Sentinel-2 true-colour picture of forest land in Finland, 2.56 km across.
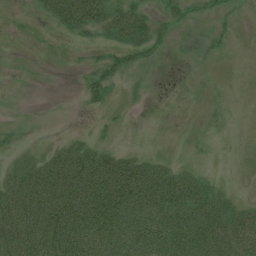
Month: July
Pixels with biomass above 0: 57%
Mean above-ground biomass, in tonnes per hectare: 38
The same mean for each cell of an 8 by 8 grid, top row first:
3 29 84 59 44 28 16 11
0 2 10 37 50 9 22 2
0 0 12 41 8 0 2 6
2 0 5 9 4 1 5 7
12 9 33 11 2 2 8 10
43 75 94 102 92 54 19 7
84 85 95 108 92 91 77 36
87 88 84 85 91 88 84 80
